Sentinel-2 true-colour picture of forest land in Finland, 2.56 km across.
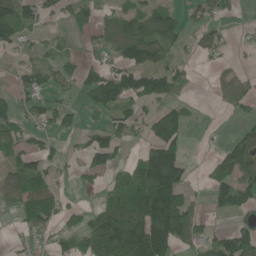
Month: June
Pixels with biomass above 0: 56%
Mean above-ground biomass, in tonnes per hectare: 64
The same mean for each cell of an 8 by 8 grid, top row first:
113 44 55 50 81 44 43 9
40 29 16 60 107 33 50 10
28 50 52 100 108 64 8 48
54 64 35 64 42 77 1 33
52 27 22 92 42 91 2 80
82 70 43 42 172 149 46 103
42 85 21 90 187 186 30 66
14 29 59 142 176 104 56 84
